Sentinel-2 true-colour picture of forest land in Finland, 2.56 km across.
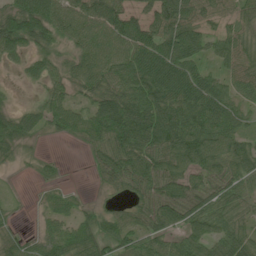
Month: July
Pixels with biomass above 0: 82%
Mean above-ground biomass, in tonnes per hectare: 59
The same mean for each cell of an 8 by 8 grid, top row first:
83 92 77 76 59 97 50 42
56 42 51 74 84 90 40 57
7 47 55 72 91 85 53 51
40 64 54 99 94 90 93 52
46 4 25 81 85 95 92 62
3 10 0 57 81 72 66 69
6 28 25 22 57 84 74 48
31 52 72 55 62 54 70 78
